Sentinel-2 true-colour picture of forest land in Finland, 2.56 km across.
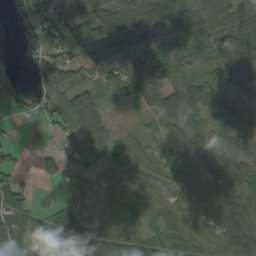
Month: September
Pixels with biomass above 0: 81%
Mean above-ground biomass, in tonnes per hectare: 58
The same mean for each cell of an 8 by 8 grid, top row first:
14 56 73 118 99 111 69 89
4 41 63 29 31 48 65 126
7 64 37 44 64 66 61 83
23 65 88 17 26 60 53 58
17 12 32 71 32 46 50 54
32 44 41 56 35 52 59 80
69 36 73 58 67 38 59 98
91 113 132 80 50 41 40 110
